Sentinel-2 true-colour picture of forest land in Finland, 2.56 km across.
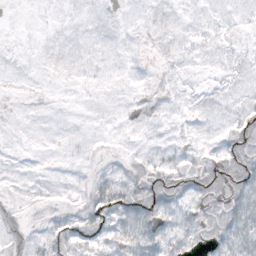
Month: October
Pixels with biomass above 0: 76%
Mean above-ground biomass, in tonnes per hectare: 8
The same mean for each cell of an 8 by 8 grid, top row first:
1 2 5 4 5 4 4 5
3 5 6 5 4 6 5 4
4 4 5 4 3 5 3 6
3 3 2 4 7 5 6 7
4 5 5 3 4 5 5 11
5 4 5 9 11 10 13 19
8 5 10 24 22 14 11 26
11 9 14 13 26 16 10 24
